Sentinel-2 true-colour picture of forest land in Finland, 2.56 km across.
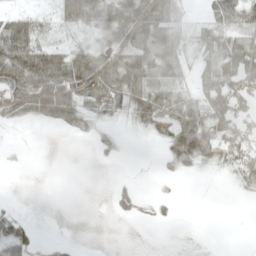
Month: May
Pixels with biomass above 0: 54%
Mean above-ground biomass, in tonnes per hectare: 38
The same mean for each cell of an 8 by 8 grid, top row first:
33 18 68 54 75 35 35 64
86 47 33 50 54 46 64 73
80 93 95 82 77 51 64 68
60 84 75 47 73 80 95 52
3 0 3 21 3 71 70 56
0 0 0 4 0 16 5 36
8 0 0 17 16 8 0 0
61 8 2 0 0 0 0 0
